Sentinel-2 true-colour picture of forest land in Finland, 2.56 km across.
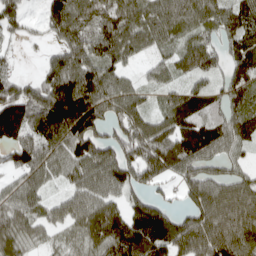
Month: April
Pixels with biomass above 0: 84%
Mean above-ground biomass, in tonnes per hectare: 93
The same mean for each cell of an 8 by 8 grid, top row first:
65 79 110 117 96 112 81 94
16 29 109 119 72 71 89 80
54 83 128 99 35 47 68 115
136 147 129 93 76 105 88 75
116 119 117 91 116 121 120 65
55 71 93 119 92 71 94 65
85 58 88 93 124 41 132 122
82 36 62 138 174 126 121 127
